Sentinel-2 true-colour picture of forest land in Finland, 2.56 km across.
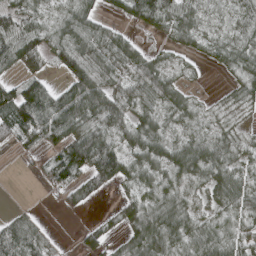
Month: April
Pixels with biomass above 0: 77%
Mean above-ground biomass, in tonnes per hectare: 49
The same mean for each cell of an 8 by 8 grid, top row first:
60 28 60 21 62 63 24 43
74 55 74 65 26 26 25 47
43 37 78 52 76 28 3 28
89 112 89 80 50 41 18 15
41 53 93 63 68 44 64 33
1 41 61 87 50 45 54 43
12 2 22 14 66 57 27 47
97 35 22 29 79 61 63 45
